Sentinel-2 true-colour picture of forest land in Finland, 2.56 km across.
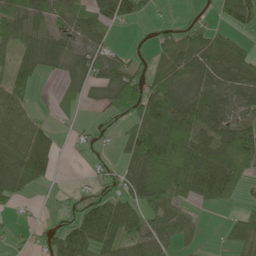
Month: May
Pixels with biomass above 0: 68%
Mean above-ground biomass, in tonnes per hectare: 60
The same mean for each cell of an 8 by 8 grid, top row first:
82 69 53 88 39 3 8 71
63 73 67 30 17 83 73 37
77 16 76 90 73 77 72 73
68 11 18 56 109 102 69 54
76 55 17 18 136 97 60 98
92 36 2 43 140 109 99 67
18 5 57 88 74 62 20 15
15 41 117 77 71 54 5 68
